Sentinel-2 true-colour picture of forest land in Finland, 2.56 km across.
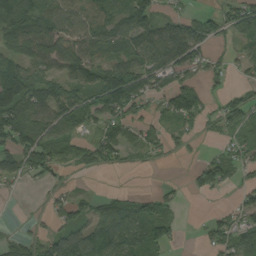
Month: September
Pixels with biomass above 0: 67%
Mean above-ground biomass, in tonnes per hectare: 65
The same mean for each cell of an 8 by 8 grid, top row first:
121 74 63 71 96 34 39 84
108 108 69 64 92 108 48 35
137 82 75 121 75 62 35 18
114 86 114 90 42 89 35 88
106 97 53 89 51 27 6 48
56 55 21 6 2 1 84 34
0 25 59 93 72 32 7 46
44 58 110 136 132 31 48 86
